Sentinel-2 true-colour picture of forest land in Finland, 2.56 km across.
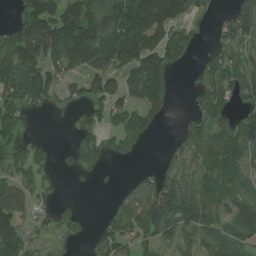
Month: July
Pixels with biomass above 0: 65%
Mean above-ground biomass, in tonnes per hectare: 85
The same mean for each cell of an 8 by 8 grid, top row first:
50 188 199 164 233 121 29 128
161 160 200 233 178 94 24 59
172 132 75 88 163 20 90 88
97 26 36 81 75 10 87 47
59 18 59 44 30 48 84 92
63 28 19 7 36 74 71 66
104 36 28 35 117 118 83 94
128 27 37 82 58 67 53 83
